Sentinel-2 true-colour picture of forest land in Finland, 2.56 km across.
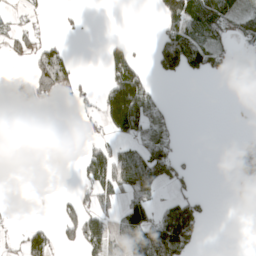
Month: April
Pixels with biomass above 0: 36%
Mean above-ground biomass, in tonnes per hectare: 48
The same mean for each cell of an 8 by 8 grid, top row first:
14 11 7 0 0 108 133 71
34 60 0 38 3 170 106 20
48 104 21 69 61 29 20 1
100 60 40 144 136 13 0 3
37 4 8 48 94 38 0 9
11 8 27 116 141 68 0 22
1 2 53 48 99 112 16 10
9 51 67 76 88 174 3 0
